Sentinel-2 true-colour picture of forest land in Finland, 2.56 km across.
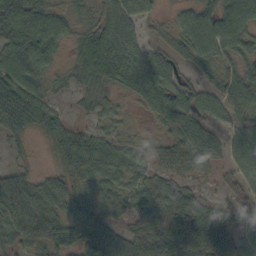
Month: October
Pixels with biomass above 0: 88%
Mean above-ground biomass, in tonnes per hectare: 53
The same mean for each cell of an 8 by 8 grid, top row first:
75 51 30 59 37 25 55 79
65 50 46 88 43 43 63 49
70 30 34 60 67 48 31 59
107 52 14 25 25 79 59 45
19 22 60 47 25 61 68 56
41 27 52 56 41 57 28 54
59 55 51 53 68 82 43 49
45 64 67 85 91 87 84 56
